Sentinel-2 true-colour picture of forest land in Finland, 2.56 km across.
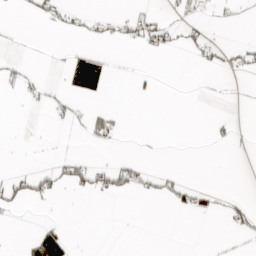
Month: March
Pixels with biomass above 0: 12%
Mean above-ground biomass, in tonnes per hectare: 7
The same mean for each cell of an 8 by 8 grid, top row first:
2 17 9 11 18 6 5 4
1 1 5 4 12 11 19 13
12 4 24 4 5 0 1 2
0 9 8 11 0 0 0 1
0 0 2 6 1 0 3 3
15 21 25 37 20 10 0 0
15 1 0 0 0 13 14 17
1 50 1 0 0 0 1 6
